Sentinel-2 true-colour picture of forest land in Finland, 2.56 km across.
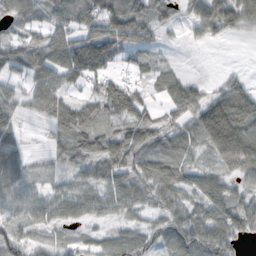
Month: October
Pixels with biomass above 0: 80%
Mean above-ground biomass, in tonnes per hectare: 60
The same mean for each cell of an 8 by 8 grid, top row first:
59 61 92 97 72 31 70 83
74 109 108 110 60 6 10 0
54 91 79 67 31 42 11 23
50 75 91 78 64 63 81 118
43 23 76 79 67 53 66 102
65 19 42 75 69 66 47 53
60 64 58 51 42 58 68 65
54 22 25 44 40 55 78 31
